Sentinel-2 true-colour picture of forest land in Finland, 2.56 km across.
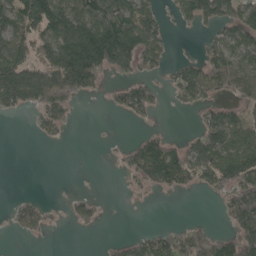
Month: May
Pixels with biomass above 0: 50%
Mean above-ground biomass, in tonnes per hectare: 68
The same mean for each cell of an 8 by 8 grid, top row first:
98 156 141 166 91 41 92 118
105 117 226 194 122 13 50 79
149 148 164 27 57 66 103 83
42 93 7 24 56 6 46 56
0 9 0 4 78 39 105 96
0 0 0 2 83 119 97 116
47 33 47 1 5 0 0 142
11 7 0 14 59 98 109 123
